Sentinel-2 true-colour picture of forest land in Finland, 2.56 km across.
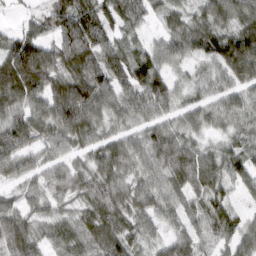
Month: March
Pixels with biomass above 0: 95%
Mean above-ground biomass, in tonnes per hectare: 79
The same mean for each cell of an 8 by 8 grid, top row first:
13 55 115 79 62 50 75 95
109 76 122 75 52 72 92 170
149 112 113 98 114 53 62 87
85 91 149 79 77 59 65 70
111 75 63 77 83 103 42 64
55 71 66 96 69 75 102 66
65 49 52 94 82 52 72 35
105 61 75 96 44 62 43 76
